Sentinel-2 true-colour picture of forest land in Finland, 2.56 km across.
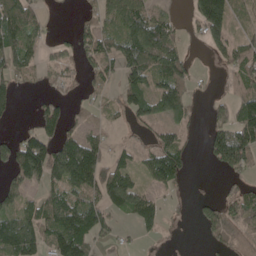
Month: May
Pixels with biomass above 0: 60%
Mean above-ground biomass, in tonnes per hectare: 62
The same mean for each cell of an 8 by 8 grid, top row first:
114 19 18 67 91 23 159 24
110 24 50 68 144 72 36 57
52 23 26 32 87 105 4 56
20 53 25 22 76 85 25 87
78 87 95 27 23 56 49 124
78 98 149 103 48 80 2 36
64 88 105 78 88 11 35 71
142 78 123 26 16 4 22 49
